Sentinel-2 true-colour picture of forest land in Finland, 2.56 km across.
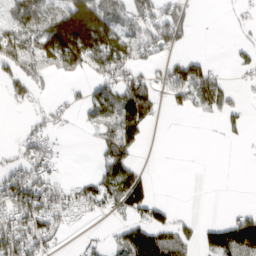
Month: March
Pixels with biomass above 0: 49%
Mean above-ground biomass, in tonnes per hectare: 51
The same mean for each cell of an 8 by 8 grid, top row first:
63 59 160 62 65 64 0 16
83 95 148 120 65 37 0 21
51 14 17 67 54 74 92 10
10 28 28 94 93 18 36 25
23 40 0 96 29 0 0 8
80 72 18 94 41 0 0 0
113 86 52 45 76 15 0 18
101 64 9 21 98 72 67 151
